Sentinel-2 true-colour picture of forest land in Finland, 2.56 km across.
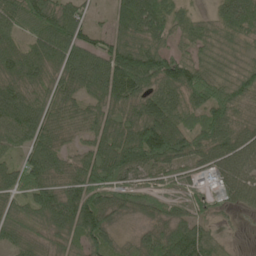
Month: June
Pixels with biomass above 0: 91%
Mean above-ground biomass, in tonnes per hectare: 78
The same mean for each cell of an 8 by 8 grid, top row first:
82 107 57 35 117 53 28 106
52 90 90 74 98 43 67 51
85 75 87 131 116 120 107 93
98 82 63 73 96 81 92 58
57 82 38 108 166 125 93 87
72 97 93 89 51 48 34 87
68 105 126 76 47 46 30 33
64 61 67 56 51 115 76 5
